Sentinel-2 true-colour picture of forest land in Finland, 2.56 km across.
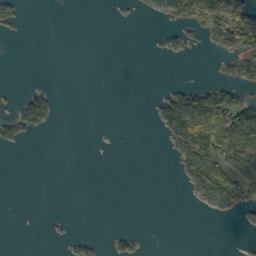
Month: October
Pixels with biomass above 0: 21%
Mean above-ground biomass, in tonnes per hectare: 18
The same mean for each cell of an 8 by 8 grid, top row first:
22 0 0 4 7 61 70 85
0 0 0 0 1 22 12 60
0 1 0 0 0 4 9 30
33 39 0 0 2 80 91 78
28 0 0 1 0 48 78 84
0 0 0 0 0 9 74 55
0 0 0 0 0 0 18 39
0 1 13 13 6 0 0 1
